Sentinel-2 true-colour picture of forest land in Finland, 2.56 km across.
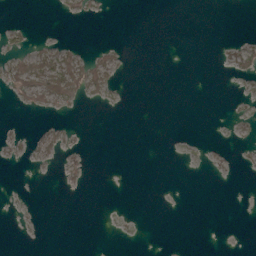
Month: May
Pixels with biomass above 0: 11%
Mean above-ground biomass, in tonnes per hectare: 4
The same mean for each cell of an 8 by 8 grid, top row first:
0 0 10 1 0 0 0 0
7 6 6 8 0 0 0 7
38 43 44 14 0 0 0 2
3 12 1 1 0 0 0 1
4 10 1 0 0 0 0 2
0 0 4 0 0 0 1 0
0 0 0 0 0 0 0 0
0 0 0 0 0 0 0 0
